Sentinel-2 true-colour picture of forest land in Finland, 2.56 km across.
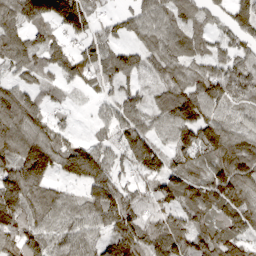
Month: March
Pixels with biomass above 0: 86%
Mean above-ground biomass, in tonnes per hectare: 87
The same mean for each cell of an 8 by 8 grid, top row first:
107 128 133 24 72 70 47 93
101 93 72 72 60 80 57 66
50 38 74 88 34 77 109 108
127 60 10 62 71 115 88 53
106 109 63 58 111 88 105 88
126 87 107 81 72 90 84 124
137 84 68 135 83 87 109 103
123 93 72 107 123 112 111 90
